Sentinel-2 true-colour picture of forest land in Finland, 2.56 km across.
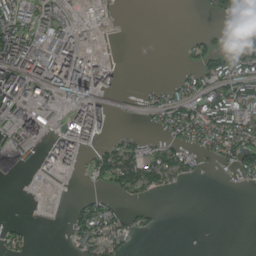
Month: August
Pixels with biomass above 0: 43%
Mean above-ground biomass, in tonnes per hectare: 44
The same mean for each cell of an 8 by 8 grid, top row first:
99 48 11 5 0 0 9 77
154 76 61 1 0 1 37 26
136 111 188 39 2 26 61 104
106 29 112 35 19 85 112 90
58 61 93 31 29 53 65 100
2 13 15 61 70 36 3 33
0 2 35 31 13 0 0 0
23 0 47 52 3 0 0 0
